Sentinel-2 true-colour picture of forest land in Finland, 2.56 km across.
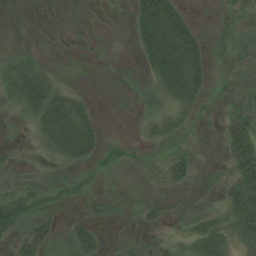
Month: August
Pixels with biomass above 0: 58%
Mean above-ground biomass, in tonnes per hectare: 24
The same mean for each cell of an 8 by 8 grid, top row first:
0 0 1 1 55 47 5 17
12 2 1 1 36 73 25 25
50 35 3 3 18 63 25 25
21 59 41 1 19 37 9 36
12 35 56 14 17 25 8 55
9 24 23 10 12 29 9 45
48 28 8 17 19 9 19 58
27 26 45 7 14 20 53 40
